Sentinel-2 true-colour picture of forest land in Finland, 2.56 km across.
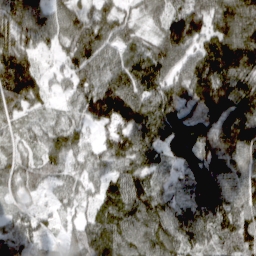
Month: March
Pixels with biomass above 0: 96%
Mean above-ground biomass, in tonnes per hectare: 93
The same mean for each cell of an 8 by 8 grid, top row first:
97 74 74 66 42 99 110 133
106 37 103 73 58 143 101 174
171 38 80 101 130 105 173 138
62 32 66 152 122 101 123 166
38 56 45 81 108 121 122 168
72 48 49 65 92 48 186 126
33 26 33 85 111 68 149 101
85 35 79 115 101 94 66 95
